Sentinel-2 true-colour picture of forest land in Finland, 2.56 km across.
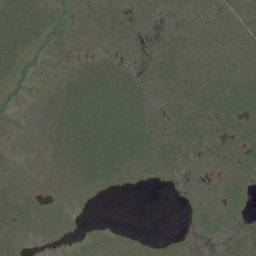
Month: July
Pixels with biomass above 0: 60%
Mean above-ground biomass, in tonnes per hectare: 14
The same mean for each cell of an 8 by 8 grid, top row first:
44 27 5 20 15 9 6 10
29 7 4 12 8 15 9 7
10 3 27 36 12 23 18 15
0 13 41 39 23 21 29 34
0 12 39 35 25 21 27 29
4 6 14 9 4 4 6 19
29 6 1 0 0 0 9 10
15 2 1 3 2 2 6 14
